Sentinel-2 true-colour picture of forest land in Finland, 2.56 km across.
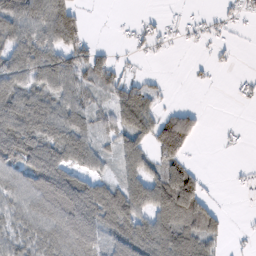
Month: February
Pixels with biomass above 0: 63%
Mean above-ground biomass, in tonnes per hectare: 59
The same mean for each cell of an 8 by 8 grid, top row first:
89 129 58 4 9 9 12 18
82 91 74 14 20 8 15 5
84 86 74 62 23 0 6 9
103 97 75 72 105 47 6 1
104 89 74 40 75 164 0 6
68 110 59 33 114 141 14 11
67 85 107 87 95 146 60 6
69 78 92 55 89 100 68 6
